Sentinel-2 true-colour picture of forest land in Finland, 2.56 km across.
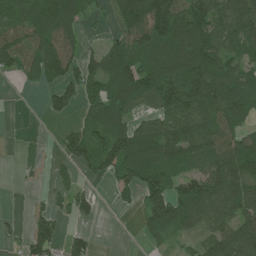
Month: July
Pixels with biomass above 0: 69%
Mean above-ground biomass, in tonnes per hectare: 76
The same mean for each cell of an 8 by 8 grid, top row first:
66 117 72 49 165 140 123 123
99 105 66 53 84 132 127 74
20 49 90 97 126 134 140 79
0 36 42 113 41 104 100 98
0 1 83 106 115 116 97 98
4 9 24 64 111 64 103 100
1 36 52 6 55 106 116 97
19 116 54 0 20 27 63 121
